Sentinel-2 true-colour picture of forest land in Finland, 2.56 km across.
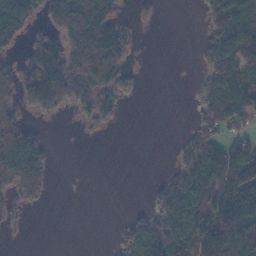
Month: November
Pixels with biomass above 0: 52%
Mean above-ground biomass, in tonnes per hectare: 72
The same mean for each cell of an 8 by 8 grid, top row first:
201 85 230 95 23 0 58 151
45 126 153 155 3 0 75 161
97 203 112 108 6 0 59 107
67 70 41 65 0 0 72 88
178 33 1 0 0 11 66 56
153 57 0 0 0 64 121 155
37 8 0 0 17 135 139 146
1 0 0 14 123 156 151 158
